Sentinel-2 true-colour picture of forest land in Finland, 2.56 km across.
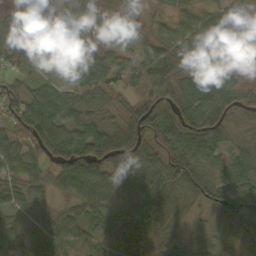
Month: October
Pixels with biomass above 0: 85%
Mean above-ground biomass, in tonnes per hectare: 52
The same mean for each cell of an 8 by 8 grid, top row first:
17 18 70 27 11 36 40 20
43 7 39 33 36 54 46 9
52 27 42 57 64 78 80 25
53 72 58 44 82 73 91 59
71 63 53 61 55 63 68 30
53 52 90 68 64 74 56 59
40 19 46 45 74 52 45 111
31 61 47 55 81 46 50 75
